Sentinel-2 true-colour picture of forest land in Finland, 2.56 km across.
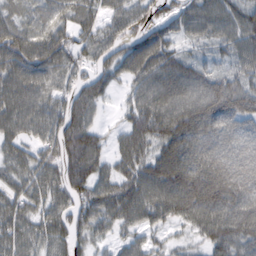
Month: February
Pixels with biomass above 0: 88%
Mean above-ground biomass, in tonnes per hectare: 77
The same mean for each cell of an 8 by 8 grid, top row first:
52 57 68 42 63 63 72 68
103 100 69 60 85 46 32 65
88 77 56 44 73 85 74 61
87 83 80 10 92 107 112 105
65 75 110 39 82 102 81 85
65 77 92 70 92 118 133 118
78 72 81 92 96 114 135 114
80 75 53 37 42 24 68 88
